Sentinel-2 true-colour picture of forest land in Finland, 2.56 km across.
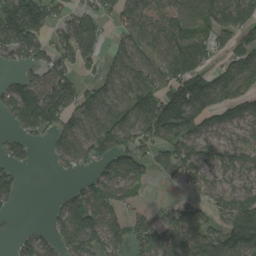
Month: August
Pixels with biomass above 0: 72%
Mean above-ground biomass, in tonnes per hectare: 82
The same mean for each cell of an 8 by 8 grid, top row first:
191 100 73 52 83 91 106 104
112 72 101 41 85 106 76 79
59 102 60 84 94 115 84 115
110 140 97 96 137 158 98 75
55 32 100 112 76 100 67 65
47 2 31 77 60 40 53 48
18 15 116 82 28 53 61 83
32 56 122 92 69 98 104 127
